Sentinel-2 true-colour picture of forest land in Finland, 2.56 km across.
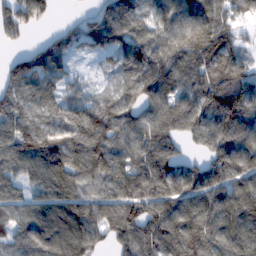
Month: February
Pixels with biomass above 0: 89%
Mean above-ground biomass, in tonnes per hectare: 113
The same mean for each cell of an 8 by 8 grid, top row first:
130 56 40 140 112 112 127 59
29 87 62 95 131 129 188 71
114 86 36 56 135 123 124 111
119 96 125 112 100 128 117 147
126 133 149 125 133 72 98 150
73 116 127 168 141 128 137 144
72 108 108 124 122 130 130 147
85 128 114 92 131 139 136 123
